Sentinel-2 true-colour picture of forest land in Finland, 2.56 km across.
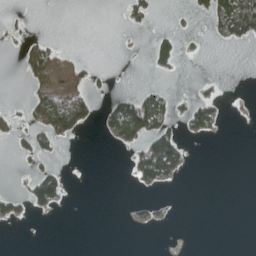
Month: April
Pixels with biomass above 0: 18%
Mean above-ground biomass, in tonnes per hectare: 20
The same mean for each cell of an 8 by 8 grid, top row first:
10 0 0 0 28 7 39 114
13 40 4 0 3 42 4 7
1 54 39 9 2 3 7 0
12 81 63 54 122 24 61 1
23 31 2 14 62 73 2 0
3 52 0 0 62 32 0 0
31 27 0 0 12 1 0 0
0 0 0 0 0 0 0 0
